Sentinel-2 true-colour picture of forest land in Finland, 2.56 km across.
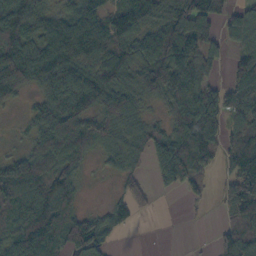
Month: October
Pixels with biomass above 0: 77%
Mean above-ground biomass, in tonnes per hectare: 91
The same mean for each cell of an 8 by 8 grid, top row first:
137 75 115 100 100 171 134 77
123 121 139 102 93 133 75 56
111 92 128 109 104 127 62 81
13 96 115 145 45 94 143 93
13 121 145 74 75 123 111 151
131 99 66 21 39 103 32 165
116 149 45 45 28 0 8 145
105 122 122 40 0 0 3 116
